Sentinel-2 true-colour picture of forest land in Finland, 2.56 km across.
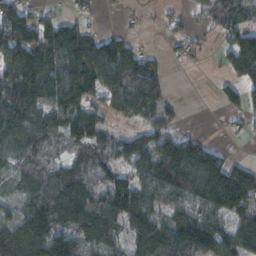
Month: November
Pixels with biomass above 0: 73%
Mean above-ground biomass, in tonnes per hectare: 87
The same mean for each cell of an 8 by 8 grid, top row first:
117 26 35 1 16 32 51 72
143 128 108 110 43 31 11 126
132 142 131 111 124 1 3 73
140 116 95 48 72 31 0 40
90 66 58 70 88 104 48 4
59 72 92 68 101 149 156 123
58 135 142 127 116 76 114 117
161 169 101 84 121 127 155 124
